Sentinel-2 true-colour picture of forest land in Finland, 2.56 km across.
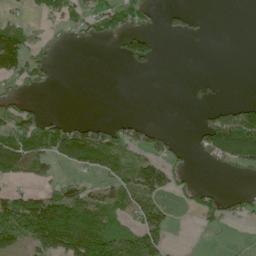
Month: June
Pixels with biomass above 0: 39%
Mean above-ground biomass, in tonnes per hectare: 44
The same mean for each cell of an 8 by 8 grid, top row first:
20 27 42 73 33 16 4 0
120 18 4 5 69 0 0 0
44 25 0 0 0 0 7 0
57 12 0 0 0 0 20 72
93 76 115 78 51 17 66 162
57 34 15 58 103 33 0 8
111 126 107 80 98 14 43 22
76 127 138 137 117 3 3 2
